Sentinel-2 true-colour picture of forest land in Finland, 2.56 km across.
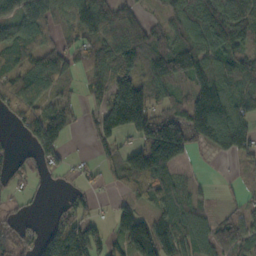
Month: October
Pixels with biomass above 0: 74%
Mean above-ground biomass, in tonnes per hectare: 88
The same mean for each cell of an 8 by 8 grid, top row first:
80 71 105 139 45 94 138 144
101 74 84 149 135 137 133 86
112 144 40 90 100 95 120 88
87 97 27 197 200 68 183 95
15 124 2 69 149 198 69 101
37 29 29 36 152 57 4 22
23 12 65 36 47 77 29 32
51 113 118 67 150 108 75 80
